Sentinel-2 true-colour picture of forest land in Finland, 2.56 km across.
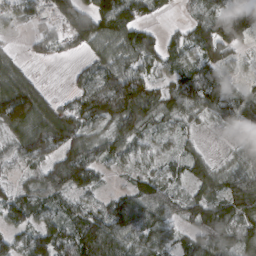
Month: March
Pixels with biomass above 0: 83%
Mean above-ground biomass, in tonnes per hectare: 83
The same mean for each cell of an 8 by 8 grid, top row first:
34 48 116 153 66 13 111 192
15 42 44 91 114 62 133 62
104 10 44 125 91 79 99 36
184 104 92 126 115 62 68 93
72 124 103 74 43 31 12 39
31 104 121 21 60 46 94 75
86 66 60 72 114 69 107 116
56 114 119 145 99 61 133 97
